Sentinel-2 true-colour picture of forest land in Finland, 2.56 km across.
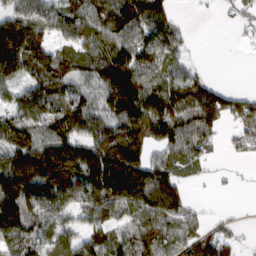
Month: March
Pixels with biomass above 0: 78%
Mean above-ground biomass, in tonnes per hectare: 99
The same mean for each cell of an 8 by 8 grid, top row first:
103 94 111 122 152 37 6 38
161 89 75 105 118 64 0 8
106 139 92 165 119 94 54 0
109 124 142 123 157 137 153 94
96 161 130 179 119 118 56 39
192 205 142 203 162 80 18 5
169 113 82 102 116 97 12 4
124 95 73 74 78 68 97 28
